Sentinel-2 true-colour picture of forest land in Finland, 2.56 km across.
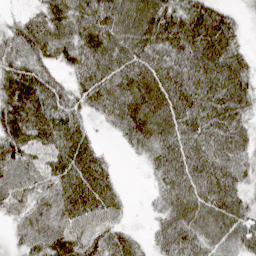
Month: April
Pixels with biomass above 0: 91%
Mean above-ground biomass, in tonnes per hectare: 65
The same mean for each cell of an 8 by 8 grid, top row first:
25 68 79 90 98 84 81 19
65 74 72 84 74 80 89 43
89 63 54 71 72 74 77 78
92 88 49 65 77 76 81 74
76 69 71 8 57 79 83 62
70 58 78 36 11 81 86 53
42 48 77 55 9 72 83 65
27 73 57 65 25 68 64 69
